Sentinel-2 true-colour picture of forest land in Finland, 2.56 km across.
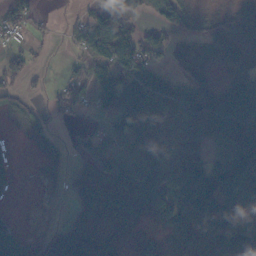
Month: November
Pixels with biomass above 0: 66%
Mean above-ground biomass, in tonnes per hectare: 55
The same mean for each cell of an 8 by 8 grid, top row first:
56 7 21 61 31 67 21 80
30 7 38 106 79 24 36 69
41 10 45 79 82 42 32 65
27 20 34 58 115 88 116 135
2 22 39 44 73 46 65 148
15 20 42 59 91 79 77 99
1 11 43 39 74 56 69 76
51 72 87 21 21 34 71 164
